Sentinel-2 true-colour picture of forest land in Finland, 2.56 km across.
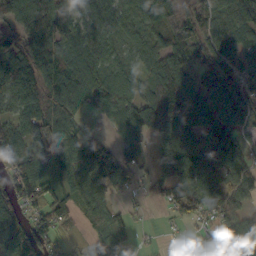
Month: October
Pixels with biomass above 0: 84%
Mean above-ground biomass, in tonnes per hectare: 83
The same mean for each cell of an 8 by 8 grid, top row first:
93 90 66 84 82 91 106 89
102 102 120 61 74 89 89 81
135 104 108 97 83 157 87 93
83 103 64 69 117 211 121 102
94 114 100 63 42 91 84 77
100 79 103 119 34 41 71 81
83 92 72 65 12 54 51 56
139 61 24 76 9 9 15 76
